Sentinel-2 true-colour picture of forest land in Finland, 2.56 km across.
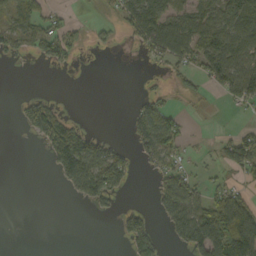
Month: September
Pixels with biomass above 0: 40%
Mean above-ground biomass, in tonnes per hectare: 40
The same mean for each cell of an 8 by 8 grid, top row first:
47 34 2 10 97 50 61 86
35 54 32 15 35 87 73 71
0 0 0 0 5 13 40 90
15 85 0 0 45 22 2 10
0 67 111 25 50 39 4 68
0 3 118 109 4 59 11 22
0 0 7 20 20 95 81 93
0 0 0 2 78 37 148 148
